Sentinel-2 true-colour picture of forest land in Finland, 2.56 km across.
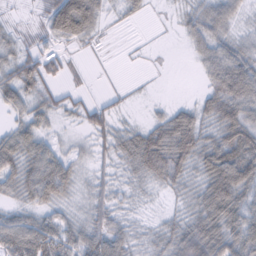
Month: February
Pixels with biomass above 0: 80%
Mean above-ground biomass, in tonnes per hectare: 38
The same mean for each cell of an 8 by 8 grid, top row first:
10 40 95 12 10 11 46 21
27 22 16 4 4 2 45 37
50 31 10 3 3 0 32 87
29 32 25 23 5 33 40 62
56 31 12 39 68 74 47 78
53 72 22 20 37 41 63 86
30 31 18 31 10 17 78 66
73 72 54 47 21 57 89 73
